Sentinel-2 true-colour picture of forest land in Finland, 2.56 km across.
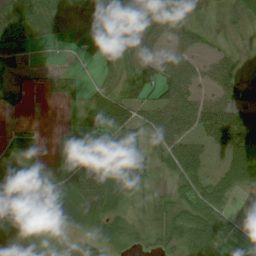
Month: August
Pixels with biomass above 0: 71%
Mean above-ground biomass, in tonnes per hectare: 36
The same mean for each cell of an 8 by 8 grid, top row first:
50 43 12 30 25 46 4 24
44 6 11 18 38 41 13 9
12 7 6 11 56 67 34 29
6 0 33 74 39 74 69 51
31 5 63 77 36 60 42 59
38 38 106 84 25 32 36 55
23 57 80 48 20 42 61 13
6 9 14 32 20 35 53 7
